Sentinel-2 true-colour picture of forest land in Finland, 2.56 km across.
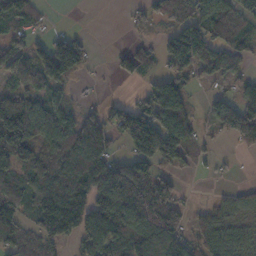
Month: November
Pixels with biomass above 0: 67%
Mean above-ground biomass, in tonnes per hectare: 80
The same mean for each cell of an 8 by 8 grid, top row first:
84 13 0 0 34 49 96 99
75 97 79 15 41 107 109 65
46 101 19 10 43 71 35 45
160 100 61 72 78 122 37 115
130 112 186 30 115 113 19 36
94 160 177 132 77 43 11 7
117 194 146 128 122 99 40 56
92 91 57 96 110 121 85 64
